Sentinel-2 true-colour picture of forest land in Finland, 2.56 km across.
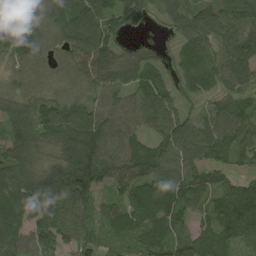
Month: August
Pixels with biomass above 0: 90%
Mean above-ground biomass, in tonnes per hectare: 80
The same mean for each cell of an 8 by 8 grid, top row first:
45 82 95 89 52 63 85 83
69 60 101 79 29 27 71 102
47 48 75 87 69 44 52 83
104 112 114 102 95 72 44 68
128 83 167 121 63 114 100 72
91 95 143 101 74 99 58 44
97 124 83 59 81 69 37 91
94 91 72 30 64 88 69 72
